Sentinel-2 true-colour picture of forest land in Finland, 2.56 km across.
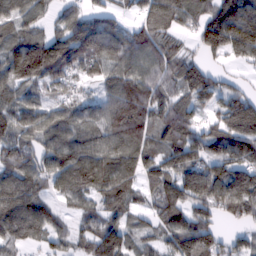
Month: February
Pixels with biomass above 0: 87%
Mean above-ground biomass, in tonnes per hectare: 88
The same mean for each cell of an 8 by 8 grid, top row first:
79 36 66 43 61 84 97 183
97 138 127 94 91 53 88 122
104 80 49 76 86 80 75 20
94 65 77 96 101 106 36 151
85 82 100 70 88 109 93 128
107 77 152 128 62 110 126 125
131 65 56 80 43 101 73 104
72 54 59 118 52 111 99 38
